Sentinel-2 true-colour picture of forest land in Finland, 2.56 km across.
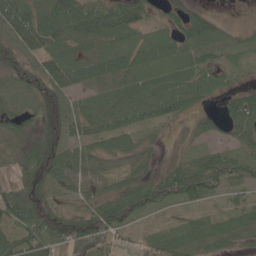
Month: June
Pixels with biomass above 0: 86%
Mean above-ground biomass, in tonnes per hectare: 60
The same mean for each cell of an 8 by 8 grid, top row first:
100 90 114 108 44 35 46 0
57 84 61 72 79 74 78 35
55 67 63 78 78 85 63 20
58 48 67 82 72 60 26 66
53 62 61 51 34 9 28 43
46 66 63 42 51 73 96 59
80 50 41 82 61 36 37 44
75 80 76 42 40 79 71 44
